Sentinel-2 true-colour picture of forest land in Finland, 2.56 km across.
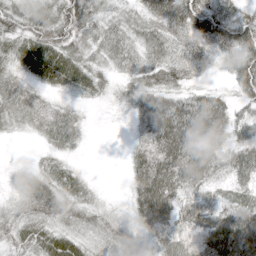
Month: May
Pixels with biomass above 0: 89%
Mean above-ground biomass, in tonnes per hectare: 61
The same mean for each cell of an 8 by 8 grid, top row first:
59 68 82 35 53 88 104 61
54 80 55 59 55 48 61 92
46 44 53 28 50 44 13 78
59 56 22 8 79 91 114 43
3 33 27 0 65 109 104 75
27 52 27 0 104 98 76 69
39 68 53 19 108 88 89 91
44 55 45 46 39 79 120 151
